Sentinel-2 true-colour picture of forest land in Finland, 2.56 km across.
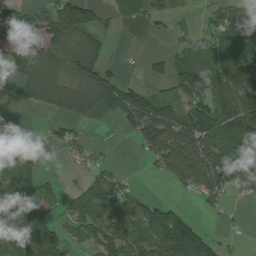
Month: July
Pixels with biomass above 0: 63%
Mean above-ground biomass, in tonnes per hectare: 69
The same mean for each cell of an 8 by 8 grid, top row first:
50 56 117 22 35 30 23 74
120 86 96 18 4 38 70 115
53 101 92 65 26 102 113 147
3 44 79 79 127 70 104 154
49 18 32 4 63 121 111 118
90 25 10 40 6 77 108 96
71 65 50 81 78 38 22 7
99 131 40 93 81 167 77 7
